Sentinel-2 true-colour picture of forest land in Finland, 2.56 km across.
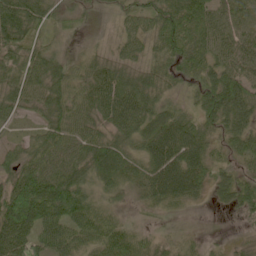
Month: May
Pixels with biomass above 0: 87%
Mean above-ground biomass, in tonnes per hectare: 56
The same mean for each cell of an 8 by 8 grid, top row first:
95 54 26 19 47 76 70 65
68 39 5 20 44 80 67 67
59 74 50 68 62 58 61 81
40 65 56 66 77 50 77 96
25 64 61 62 56 88 59 60
65 75 69 63 60 87 57 44
103 84 70 33 23 30 9 41
80 56 50 63 31 25 11 8
